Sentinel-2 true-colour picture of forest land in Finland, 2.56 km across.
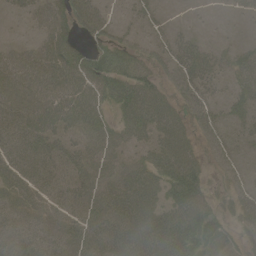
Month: June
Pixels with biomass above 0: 79%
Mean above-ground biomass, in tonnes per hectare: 42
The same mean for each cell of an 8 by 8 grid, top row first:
13 50 62 17 16 2 3 11
24 58 38 54 30 39 26 21
60 61 65 71 50 48 43 34
50 62 68 39 75 47 36 30
32 41 37 40 36 72 27 20
34 33 44 44 59 69 29 22
29 23 38 60 64 58 46 35
33 29 37 61 73 69 69 23
